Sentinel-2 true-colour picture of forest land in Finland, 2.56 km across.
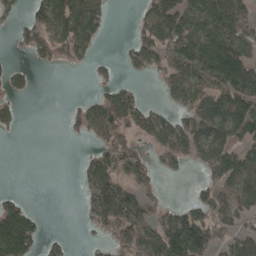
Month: April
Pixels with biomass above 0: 53%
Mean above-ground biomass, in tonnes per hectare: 69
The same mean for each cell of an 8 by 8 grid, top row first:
23 108 149 26 47 101 108 96
19 76 86 0 92 96 103 118
42 0 0 29 15 109 107 177
33 0 43 127 67 59 129 125
0 0 6 82 30 101 144 83
0 0 27 94 59 16 50 113
94 1 13 157 82 47 85 85
211 25 4 50 107 177 119 70
